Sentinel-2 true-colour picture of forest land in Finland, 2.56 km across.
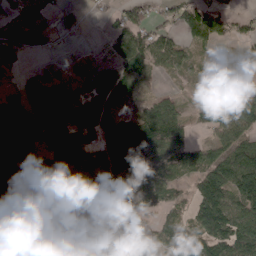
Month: April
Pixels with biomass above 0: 73%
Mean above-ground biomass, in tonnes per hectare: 65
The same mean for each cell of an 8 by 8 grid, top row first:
39 6 21 34 41 49 63 29
63 20 2 36 100 65 38 61
25 64 28 71 23 18 35 57
96 153 86 40 53 59 66 87
120 58 103 93 85 58 54 69
111 57 66 93 97 47 90 87
113 42 29 68 61 43 133 111
92 75 55 22 43 116 107 112
